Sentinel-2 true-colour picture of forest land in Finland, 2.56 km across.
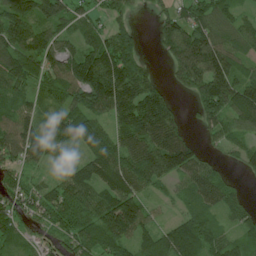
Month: July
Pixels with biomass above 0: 86%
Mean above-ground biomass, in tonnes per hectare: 107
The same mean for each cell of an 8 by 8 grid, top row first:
171 137 76 78 14 99 123 56
157 111 75 142 35 190 172 91
109 88 160 170 101 76 198 120
96 44 119 123 168 54 134 150
143 90 92 126 133 138 30 55
80 38 101 126 133 91 94 29
79 108 172 193 87 30 80 65
60 60 134 196 90 164 116 80
